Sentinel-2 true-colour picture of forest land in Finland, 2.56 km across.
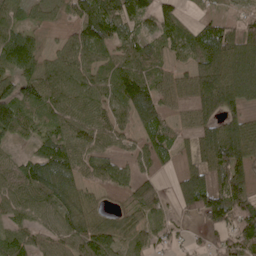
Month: May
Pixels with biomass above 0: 85%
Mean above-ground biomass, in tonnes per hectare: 71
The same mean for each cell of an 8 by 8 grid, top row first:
55 35 70 104 62 48 30 34
92 27 81 65 60 61 130 105
76 71 77 84 98 52 121 108
109 67 66 63 95 50 96 68
26 76 70 45 44 55 113 139
62 111 70 65 36 38 108 106
57 54 79 27 55 40 111 108
66 50 87 71 39 28 32 95
